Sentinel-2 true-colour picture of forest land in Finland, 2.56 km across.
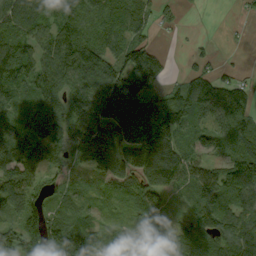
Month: September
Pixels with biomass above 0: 85%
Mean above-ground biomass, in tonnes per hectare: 88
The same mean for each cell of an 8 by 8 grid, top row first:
109 75 90 69 64 23 0 8
98 94 133 81 99 2 12 3
111 97 100 121 107 23 92 50
75 124 86 168 124 121 101 129
103 103 117 158 124 101 71 98
109 58 38 102 123 116 106 127
108 82 57 29 73 24 123 98
107 137 130 58 65 68 90 130
